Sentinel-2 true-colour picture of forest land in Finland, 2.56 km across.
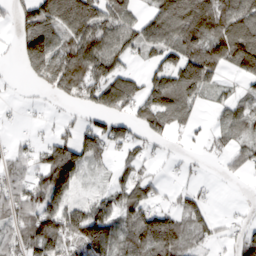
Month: March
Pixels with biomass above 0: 68%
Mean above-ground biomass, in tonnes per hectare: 86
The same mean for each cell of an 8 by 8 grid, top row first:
63 144 213 134 55 173 170 129
51 118 154 121 84 119 139 203
8 111 149 135 78 119 112 65
8 14 42 109 91 84 18 55
30 72 137 70 61 12 29 47
67 142 50 38 56 19 9 21
87 114 72 78 102 61 45 8
77 160 125 106 123 102 40 84
